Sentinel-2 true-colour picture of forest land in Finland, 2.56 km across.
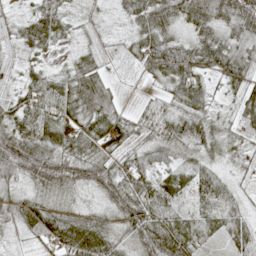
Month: May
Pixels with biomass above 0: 92%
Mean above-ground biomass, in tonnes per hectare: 47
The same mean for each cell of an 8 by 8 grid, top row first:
23 57 26 23 58 40 43 60
30 35 28 21 62 63 73 39
24 49 62 17 14 63 39 67
56 65 61 44 26 46 42 42
72 49 53 44 33 44 45 40
40 64 46 64 55 52 63 21
50 50 23 42 71 47 56 41
14 51 75 44 67 89 33 53
